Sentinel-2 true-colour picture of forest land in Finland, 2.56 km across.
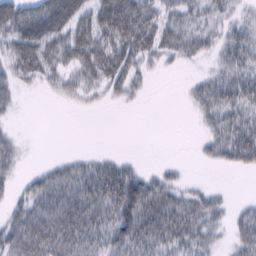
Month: February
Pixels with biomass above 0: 65%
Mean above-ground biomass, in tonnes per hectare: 33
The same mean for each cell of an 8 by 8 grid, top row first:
52 63 39 58 51 34 30 15
47 49 49 54 45 36 24 44
30 24 31 48 16 1 25 43
10 0 6 2 1 0 35 40
17 0 0 0 0 0 26 63
19 34 44 55 37 14 1 4
33 47 50 59 75 50 41 15
60 57 53 54 59 52 30 32
